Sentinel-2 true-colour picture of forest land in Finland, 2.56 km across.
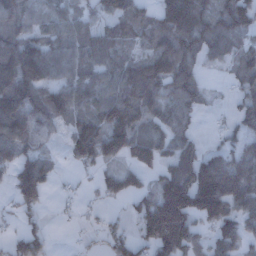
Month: December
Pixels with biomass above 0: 74%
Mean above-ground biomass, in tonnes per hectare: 98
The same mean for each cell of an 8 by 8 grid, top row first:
101 56 62 88 75 154 90 153
154 97 89 88 64 117 75 41
189 109 94 101 161 133 20 53
172 133 95 154 107 87 19 90
125 33 146 136 108 98 37 70
115 98 16 66 60 178 230 173
54 21 16 13 97 224 194 96
65 45 8 71 82 195 76 103
